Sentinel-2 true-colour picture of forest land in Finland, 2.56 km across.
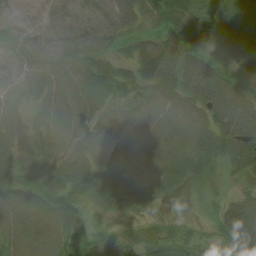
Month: July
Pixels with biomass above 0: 89%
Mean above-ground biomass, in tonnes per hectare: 61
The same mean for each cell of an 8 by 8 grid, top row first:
18 44 50 64 53 76 66 95
56 72 81 40 52 68 58 101
48 61 66 67 67 76 94 38
46 59 66 43 66 77 84 88
40 60 52 71 70 75 93 107
35 49 89 86 65 74 39 39
76 71 45 29 16 1 17 54
58 65 31 37 86 95 46 70
